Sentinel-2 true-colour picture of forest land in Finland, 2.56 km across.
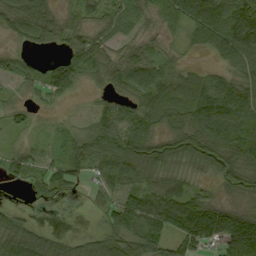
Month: September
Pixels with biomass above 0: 82%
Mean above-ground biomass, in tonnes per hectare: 58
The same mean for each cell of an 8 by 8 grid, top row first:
67 55 40 36 36 79 156 115
23 16 60 33 37 14 51 105
30 63 48 38 74 75 54 60
27 12 9 49 71 89 102 89
21 22 49 63 91 69 99 98
37 59 35 74 63 51 29 67
18 6 1 57 85 121 89 33
75 45 25 62 79 63 72 139
